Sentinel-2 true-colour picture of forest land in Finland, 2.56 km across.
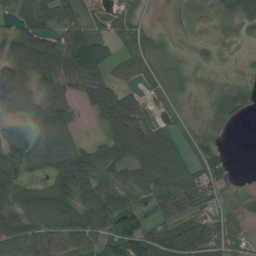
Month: August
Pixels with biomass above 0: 76%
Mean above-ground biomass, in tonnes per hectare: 50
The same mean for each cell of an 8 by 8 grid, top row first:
50 60 52 24 12 2 10 50
51 82 128 29 26 7 15 8
67 37 65 50 19 20 9 16
28 75 26 83 34 7 29 45
61 70 52 80 97 48 38 0
60 51 106 60 65 72 62 16
65 97 82 87 42 55 23 21
100 73 70 74 92 87 53 31
